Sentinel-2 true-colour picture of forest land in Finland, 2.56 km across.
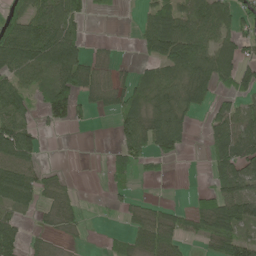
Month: May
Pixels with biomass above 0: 58%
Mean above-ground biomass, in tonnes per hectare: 56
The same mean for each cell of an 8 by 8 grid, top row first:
54 86 51 8 25 72 97 62
120 129 54 12 43 132 91 70
73 65 95 38 45 63 86 60
71 55 36 37 72 80 51 82
116 3 0 14 89 72 58 121
100 30 2 38 9 1 25 95
57 34 23 8 30 19 64 105
63 25 7 12 57 45 54 79
